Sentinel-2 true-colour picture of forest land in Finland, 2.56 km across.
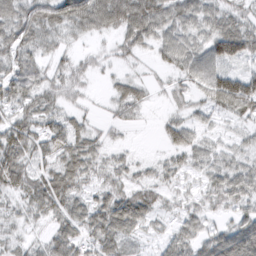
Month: March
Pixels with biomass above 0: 83%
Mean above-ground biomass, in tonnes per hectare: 47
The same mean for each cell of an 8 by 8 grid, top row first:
68 75 91 90 95 56 48 41
59 37 19 22 34 63 64 82
63 38 27 17 21 28 73 90
50 52 23 18 15 19 33 60
90 49 54 23 1 45 29 25
68 57 56 40 23 31 36 55
27 56 46 80 67 24 31 41
24 40 59 61 18 47 58 106
